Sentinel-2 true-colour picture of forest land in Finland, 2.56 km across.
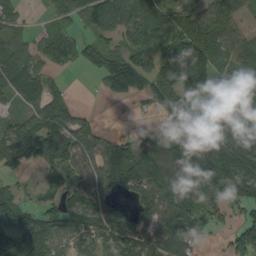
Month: September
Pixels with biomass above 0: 75%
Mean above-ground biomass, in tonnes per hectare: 81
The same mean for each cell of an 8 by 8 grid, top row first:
42 30 79 140 86 76 86 48
73 63 59 60 100 103 115 118
93 46 1 24 37 114 85 137
27 104 39 1 25 68 63 107
104 108 122 100 102 112 119 112
18 50 85 163 147 98 113 127
107 55 104 75 74 128 60 54
111 92 47 64 84 134 16 70
